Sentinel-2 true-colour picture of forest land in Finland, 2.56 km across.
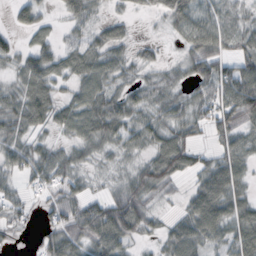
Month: October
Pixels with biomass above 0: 79%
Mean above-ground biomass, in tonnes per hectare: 43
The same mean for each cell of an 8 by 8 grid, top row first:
25 15 47 20 14 60 40 26
27 45 38 47 14 12 72 43
27 58 44 40 21 25 64 85
49 53 55 61 39 43 47 82
44 24 35 40 39 78 19 46
34 53 27 13 57 49 62 49
29 28 52 69 47 11 97 58
11 41 54 73 18 59 48 66
